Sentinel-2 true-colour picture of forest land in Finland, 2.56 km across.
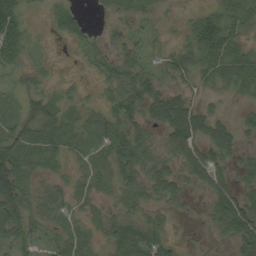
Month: September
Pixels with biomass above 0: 75%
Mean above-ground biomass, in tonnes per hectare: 33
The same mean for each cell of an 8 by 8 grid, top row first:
51 17 20 18 23 7 36 39
40 7 18 35 32 30 53 36
22 18 9 45 54 26 31 48
33 50 26 37 47 57 25 10
53 41 28 44 46 43 41 25
71 24 17 31 45 38 51 23
70 42 18 20 26 16 21 65
38 27 29 32 37 16 6 51
